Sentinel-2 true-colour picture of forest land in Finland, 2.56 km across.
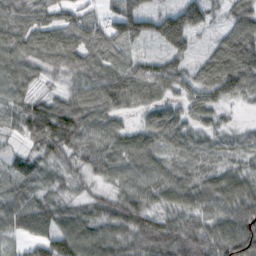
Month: October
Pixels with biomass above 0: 79%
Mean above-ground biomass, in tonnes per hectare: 63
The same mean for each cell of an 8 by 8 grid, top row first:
92 80 61 66 92 102 48 62
98 120 110 91 25 72 36 111
81 34 75 109 114 76 93 103
66 119 104 82 56 57 58 10
20 111 79 73 82 61 38 37
55 49 36 50 72 60 54 62
2 1 1 18 62 61 61 81
0 0 0 0 4 83 78 108
